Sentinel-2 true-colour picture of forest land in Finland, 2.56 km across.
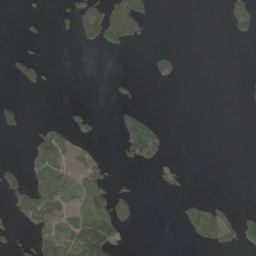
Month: May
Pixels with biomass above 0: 22%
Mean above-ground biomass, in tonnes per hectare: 21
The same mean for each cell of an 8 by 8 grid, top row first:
1 6 57 82 43 0 0 48
5 0 10 24 4 8 0 0
21 11 0 5 3 21 0 1
26 0 14 7 26 0 0 0
0 56 26 1 139 0 0 0
31 63 39 25 0 11 0 0
34 81 29 73 1 6 36 6
16 43 81 66 0 0 31 32
